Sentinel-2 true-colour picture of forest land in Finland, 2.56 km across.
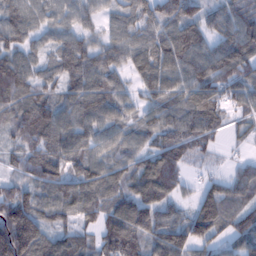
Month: February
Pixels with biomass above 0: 92%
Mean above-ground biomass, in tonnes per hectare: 96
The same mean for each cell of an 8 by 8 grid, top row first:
98 68 67 54 98 139 75 95
84 53 104 85 79 138 79 132
100 60 114 65 75 82 106 100
106 131 120 95 64 104 125 64
82 129 92 68 63 125 72 22
57 122 108 82 123 108 33 71
167 96 112 101 140 67 123 97
239 96 83 130 109 113 91 83
